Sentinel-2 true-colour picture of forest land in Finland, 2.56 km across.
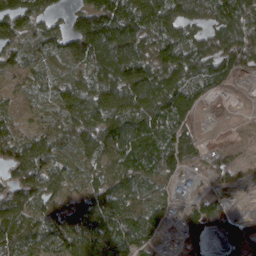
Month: March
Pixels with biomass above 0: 85%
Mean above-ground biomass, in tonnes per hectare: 80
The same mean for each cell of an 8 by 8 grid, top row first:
121 67 76 144 118 118 67 121
111 98 103 122 81 108 96 118
30 54 66 101 114 105 103 22
36 45 120 118 108 113 7 2
96 77 76 111 110 113 20 17
62 93 48 80 65 39 34 27
103 61 93 96 74 33 77 12
101 84 125 123 77 14 67 96
